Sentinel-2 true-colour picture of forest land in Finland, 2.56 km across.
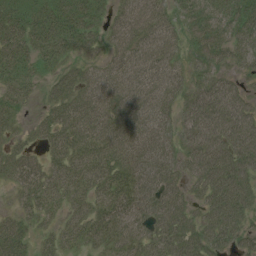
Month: July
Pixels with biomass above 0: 87%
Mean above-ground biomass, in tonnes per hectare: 46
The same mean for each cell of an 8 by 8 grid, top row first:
39 47 53 32 71 37 51 51
43 43 34 35 61 39 49 40
39 25 43 57 64 43 39 22
24 24 55 59 59 39 72 54
21 29 46 62 61 36 72 76
38 38 42 48 59 33 75 72
18 30 29 48 51 58 49 62
58 21 32 35 37 64 55 37
